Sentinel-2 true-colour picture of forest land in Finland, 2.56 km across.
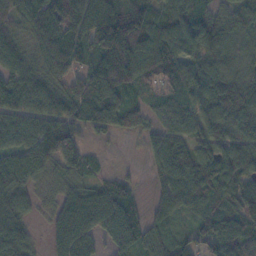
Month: November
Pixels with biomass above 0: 91%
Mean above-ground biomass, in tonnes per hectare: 81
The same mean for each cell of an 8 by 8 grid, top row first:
67 120 138 155 122 96 70 69
91 85 82 171 103 89 86 50
98 73 57 106 68 80 89 67
86 96 70 92 60 76 90 106
73 105 65 8 31 71 71 80
107 45 57 26 15 101 111 102
91 26 117 112 37 72 74 85
102 39 108 59 73 65 69 108
